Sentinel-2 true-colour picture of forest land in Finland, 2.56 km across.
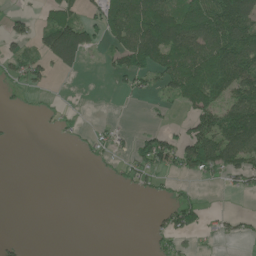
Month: June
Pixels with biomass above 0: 40%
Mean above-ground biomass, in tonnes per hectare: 46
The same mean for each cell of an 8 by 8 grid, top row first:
22 38 46 88 146 112 132 158
26 88 108 43 140 115 129 151
29 21 4 14 34 100 131 125
4 9 3 0 3 12 91 124
1 0 11 25 52 66 118 134
0 0 0 11 37 31 35 48
0 0 0 0 0 47 11 1
7 0 0 0 2 33 5 20
